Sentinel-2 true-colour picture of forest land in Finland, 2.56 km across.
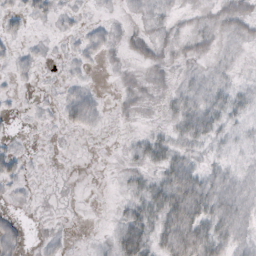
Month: October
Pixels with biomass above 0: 51%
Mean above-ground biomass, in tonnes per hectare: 9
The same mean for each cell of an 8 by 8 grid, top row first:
7 6 3 2 7 6 6 16
4 3 7 7 10 7 6 5
3 1 4 1 5 6 8 5
1 2 17 2 3 11 21 12
3 0 0 0 15 13 12 7
10 1 0 1 12 29 15 12
2 1 0 3 21 39 26 18
13 5 0 13 25 37 34 12
